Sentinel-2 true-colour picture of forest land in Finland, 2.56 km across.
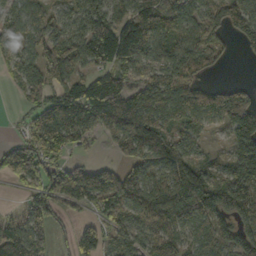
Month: October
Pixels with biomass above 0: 79%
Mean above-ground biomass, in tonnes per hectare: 99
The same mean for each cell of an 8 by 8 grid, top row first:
86 57 103 122 146 112 80 107
90 111 122 191 107 86 87 25
53 72 81 113 72 113 31 9
17 131 176 168 139 97 126 140
67 140 68 48 138 100 32 115
111 151 147 97 98 108 93 150
14 113 54 98 99 132 142 155
113 82 75 57 81 93 93 111
